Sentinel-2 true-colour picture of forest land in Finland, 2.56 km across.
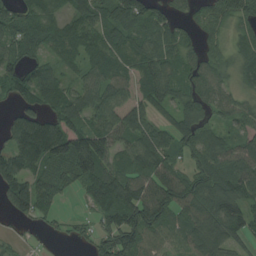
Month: August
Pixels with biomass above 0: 85%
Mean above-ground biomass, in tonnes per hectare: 84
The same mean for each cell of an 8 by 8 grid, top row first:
79 73 73 87 115 49 67 73
84 69 77 95 93 80 45 54
90 87 47 80 73 70 83 46
49 72 83 85 75 67 52 63
96 156 161 93 110 81 84 59
140 78 130 108 100 81 97 99
100 54 13 156 155 119 123 102
23 9 28 134 100 63 126 64
